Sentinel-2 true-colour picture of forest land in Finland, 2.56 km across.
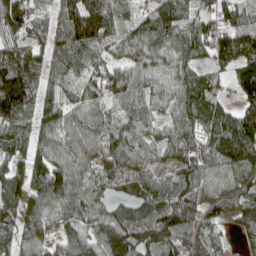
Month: April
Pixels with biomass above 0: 92%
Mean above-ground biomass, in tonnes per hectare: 100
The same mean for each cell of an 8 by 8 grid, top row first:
170 65 211 129 59 112 90 105
132 97 133 74 93 89 106 109
219 91 100 110 70 71 80 97
159 102 85 60 65 72 82 115
104 97 97 90 54 89 97 196
94 137 96 98 83 73 86 97
110 93 100 73 99 165 82 82
97 46 88 123 105 103 60 28
